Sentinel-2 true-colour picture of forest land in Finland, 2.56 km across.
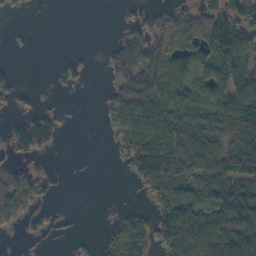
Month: October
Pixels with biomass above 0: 56%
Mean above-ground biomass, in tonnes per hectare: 74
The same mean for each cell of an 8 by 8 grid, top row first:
10 0 0 1 34 82 100 95
4 0 2 36 117 121 90 127
9 5 25 48 124 110 85 130
22 33 1 96 170 135 110 149
72 68 0 27 174 177 166 135
69 24 0 0 104 141 114 138
135 29 0 4 23 151 101 174
6 17 10 71 136 117 142 140
